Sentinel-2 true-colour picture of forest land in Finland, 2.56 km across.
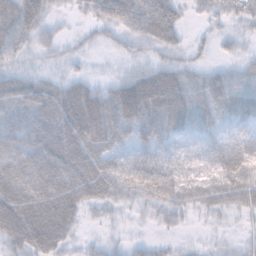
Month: November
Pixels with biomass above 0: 87%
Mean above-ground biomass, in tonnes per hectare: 42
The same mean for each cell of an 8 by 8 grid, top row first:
66 33 16 65 81 33 19 27
38 25 13 15 21 24 15 17
46 25 25 18 52 46 36 32
57 71 84 66 76 61 40 48
56 65 73 43 37 22 20 32
71 70 70 75 75 42 32 50
84 77 50 34 32 40 24 32
62 78 18 14 13 10 9 13
